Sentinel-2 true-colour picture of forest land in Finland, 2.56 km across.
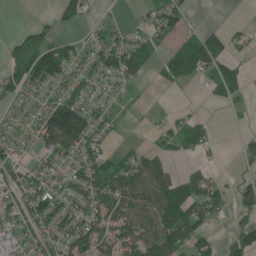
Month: June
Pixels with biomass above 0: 63%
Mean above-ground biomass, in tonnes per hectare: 63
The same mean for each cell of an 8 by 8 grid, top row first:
0 13 55 21 38 88 0 1
41 88 53 96 74 37 130 37
71 108 74 78 24 56 33 43
54 101 137 46 9 19 3 9
75 101 131 31 17 39 37 13
74 93 85 98 98 61 39 19
87 103 84 115 99 113 78 42
66 73 106 94 101 116 61 68
